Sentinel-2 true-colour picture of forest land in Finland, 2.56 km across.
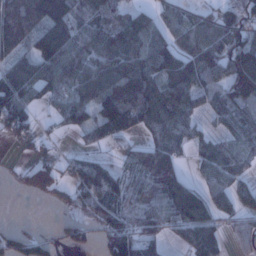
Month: January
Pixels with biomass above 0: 75%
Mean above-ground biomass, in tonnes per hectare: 86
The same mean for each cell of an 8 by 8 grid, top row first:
160 153 96 90 70 61 57 93
104 148 100 138 125 93 115 129
132 109 98 129 136 126 75 134
131 23 93 143 134 126 49 72
28 26 19 34 60 85 55 60
20 76 87 86 94 101 46 45
0 12 51 106 98 148 101 68
65 43 49 103 102 34 104 58
